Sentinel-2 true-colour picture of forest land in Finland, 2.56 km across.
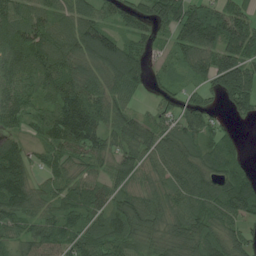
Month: July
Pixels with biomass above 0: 88%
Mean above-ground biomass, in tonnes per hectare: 93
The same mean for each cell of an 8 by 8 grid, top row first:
104 96 93 61 78 125 137 130
128 120 110 127 63 75 102 159
110 115 111 86 68 41 71 155
128 100 187 90 36 56 65 62
67 68 126 67 101 104 66 31
160 55 55 70 61 91 109 81
105 68 110 99 103 81 100 111
64 80 93 97 68 80 94 83
